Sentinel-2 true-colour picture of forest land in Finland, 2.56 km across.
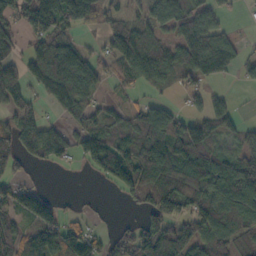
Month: October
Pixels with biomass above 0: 70%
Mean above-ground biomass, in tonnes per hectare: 83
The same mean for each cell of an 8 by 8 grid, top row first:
90 190 141 56 76 125 75 10
56 110 73 83 122 76 118 38
94 151 139 42 63 58 49 27
73 26 82 51 81 44 71 21
79 104 67 92 124 150 109 51
57 2 6 100 119 125 149 139
80 88 13 4 65 87 102 137
91 116 108 44 114 134 106 55
